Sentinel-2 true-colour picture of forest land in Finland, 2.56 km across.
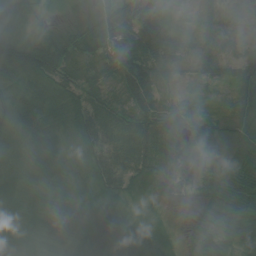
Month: July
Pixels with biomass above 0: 96%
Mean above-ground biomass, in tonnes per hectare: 43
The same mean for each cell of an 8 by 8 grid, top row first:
48 25 35 59 52 17 20 4
68 86 58 89 73 37 26 8
52 44 41 36 94 17 21 40
66 46 53 43 73 72 26 47
27 51 38 42 46 53 38 46
33 37 33 52 53 33 23 61
44 37 44 34 20 12 37 60
43 31 38 67 30 24 48 53
